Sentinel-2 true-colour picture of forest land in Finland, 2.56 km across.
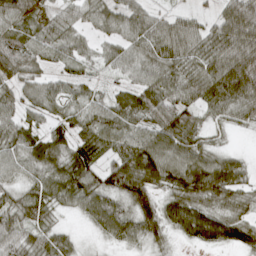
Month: April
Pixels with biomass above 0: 86%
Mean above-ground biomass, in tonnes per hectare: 60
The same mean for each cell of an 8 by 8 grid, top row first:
75 40 40 60 60 37 28 114
80 50 41 38 63 75 79 102
54 35 36 22 61 75 89 120
47 40 51 69 77 94 45 59
61 74 66 56 80 80 37 2
36 59 88 82 102 77 103 50
62 53 44 69 67 76 57 43
64 51 14 34 43 21 63 57
